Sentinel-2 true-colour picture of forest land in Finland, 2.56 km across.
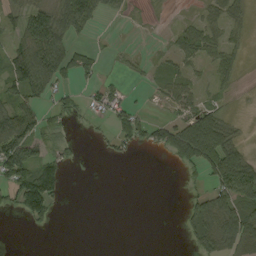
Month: September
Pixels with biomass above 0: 45%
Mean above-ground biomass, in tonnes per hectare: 37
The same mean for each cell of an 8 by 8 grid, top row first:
39 86 103 14 3 3 32 30
46 122 25 5 2 32 48 23
41 75 35 11 10 44 18 11
64 31 22 49 13 24 51 4
105 38 9 27 38 98 145 43
99 76 1 0 0 3 59 126
41 61 0 0 0 2 63 92
0 0 0 0 0 1 60 80
